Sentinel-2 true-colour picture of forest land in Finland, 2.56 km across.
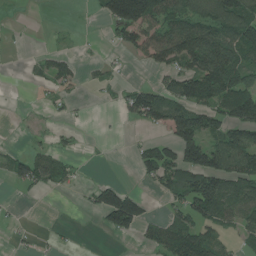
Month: July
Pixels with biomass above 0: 46%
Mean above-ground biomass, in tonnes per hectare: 57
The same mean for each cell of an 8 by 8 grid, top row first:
1 0 1 105 148 95 99 109
2 9 5 14 70 121 164 126
0 44 24 16 7 89 150 105
1 8 4 5 112 102 87 136
5 18 8 2 31 107 87 127
51 87 14 3 32 91 140 100
5 0 6 163 59 55 108 78
9 7 1 11 33 109 84 31
